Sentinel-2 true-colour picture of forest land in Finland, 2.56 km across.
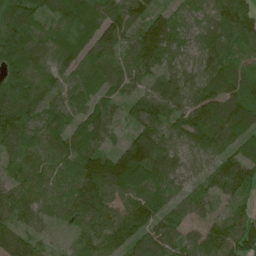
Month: June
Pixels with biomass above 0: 97%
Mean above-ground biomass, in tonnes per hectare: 96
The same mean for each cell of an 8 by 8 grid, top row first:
148 80 98 118 104 59 71 121
119 89 69 87 138 77 91 54
98 73 48 76 70 97 97 86
126 75 71 65 137 97 145 125
67 66 88 49 170 77 96 104
52 70 120 180 137 85 78 135
106 61 105 95 140 83 57 55
115 39 75 118 143 98 103 140
